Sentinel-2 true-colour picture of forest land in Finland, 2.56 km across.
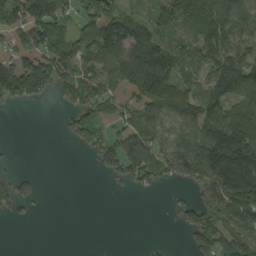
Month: August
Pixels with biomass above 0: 61%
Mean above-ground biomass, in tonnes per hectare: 78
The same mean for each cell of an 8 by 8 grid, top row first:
86 156 68 73 37 100 111 125
65 104 89 117 142 90 125 99
132 120 120 75 157 104 83 131
4 2 89 60 80 122 121 97
3 0 47 87 115 70 152 184
40 0 0 45 92 72 164 241
48 2 0 0 0 33 105 172
0 0 0 0 2 0 120 115
